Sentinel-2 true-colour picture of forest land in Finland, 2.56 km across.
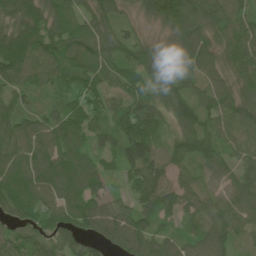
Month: June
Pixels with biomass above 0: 95%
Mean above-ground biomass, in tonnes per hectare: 96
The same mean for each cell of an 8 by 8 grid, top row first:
120 110 76 77 56 155 120 88
192 119 117 119 87 97 100 116
102 81 84 69 88 102 74 87
85 51 93 92 111 105 94 114
109 107 83 92 157 75 82 72
107 128 118 52 142 78 62 86
89 98 115 73 107 98 90 97
68 72 71 79 110 76 113 47
